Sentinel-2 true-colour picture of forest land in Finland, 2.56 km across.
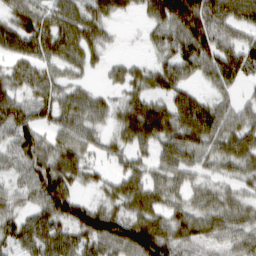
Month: March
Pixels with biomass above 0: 85%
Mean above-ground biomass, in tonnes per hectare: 65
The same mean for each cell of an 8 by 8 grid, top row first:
63 60 63 41 28 119 108 63
57 73 69 14 15 73 97 83
57 66 29 23 48 64 44 64
83 70 75 41 90 87 89 56
81 58 65 37 67 80 66 73
43 100 45 37 61 56 34 44
51 83 84 58 76 50 61 58
72 97 73 105 143 84 58 71
